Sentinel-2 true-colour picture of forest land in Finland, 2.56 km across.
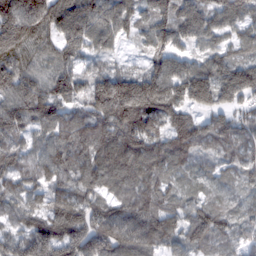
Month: February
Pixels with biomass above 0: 95%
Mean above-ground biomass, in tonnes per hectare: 93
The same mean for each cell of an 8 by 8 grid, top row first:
165 134 130 100 60 103 92 94
98 53 82 44 34 71 62 62
122 82 73 132 140 122 133 136
111 87 67 163 144 92 81 60
66 84 92 118 118 96 67 76
83 93 93 104 99 53 45 51
65 78 109 71 112 73 78 34
80 162 143 115 109 81 101 54
